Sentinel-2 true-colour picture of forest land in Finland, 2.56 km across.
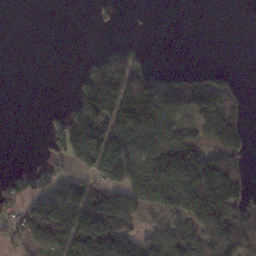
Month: November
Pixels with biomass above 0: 52%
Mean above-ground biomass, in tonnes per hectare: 71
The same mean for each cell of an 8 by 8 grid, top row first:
0 0 0 15 1 0 0 0
0 0 0 40 16 0 0 0
0 0 49 163 91 56 65 16
0 19 128 164 167 101 120 59
0 53 170 161 151 187 106 87
30 48 57 107 161 162 157 78
53 119 94 140 83 95 159 124
48 90 114 108 75 101 84 91
